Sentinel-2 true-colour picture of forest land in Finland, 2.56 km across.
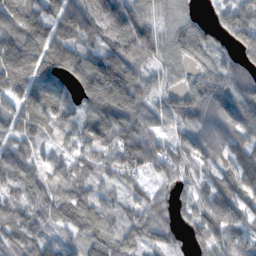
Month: November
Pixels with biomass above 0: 92%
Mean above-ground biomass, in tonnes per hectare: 94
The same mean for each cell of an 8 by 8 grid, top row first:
120 96 120 113 90 60 22 119
146 92 64 113 136 91 84 57
143 110 87 217 92 47 89 105
121 165 81 146 94 95 113 127
94 58 69 108 105 64 114 92
87 62 58 58 56 77 57 123
72 80 138 56 77 57 106 94
81 59 95 120 75 48 117 74
